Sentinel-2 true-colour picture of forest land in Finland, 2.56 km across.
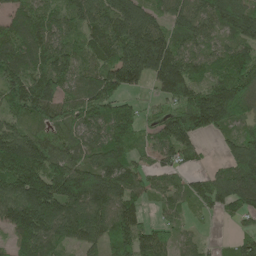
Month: May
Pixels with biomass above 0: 87%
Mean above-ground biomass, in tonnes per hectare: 118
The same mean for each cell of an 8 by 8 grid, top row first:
81 95 114 139 118 108 129 136
135 121 87 136 243 135 73 94
133 150 95 140 108 232 94 157
89 114 98 119 51 122 247 137
174 111 87 142 52 133 15 109
195 182 178 173 75 57 55 159
164 199 162 148 57 62 56 97
67 112 114 104 117 62 18 69
